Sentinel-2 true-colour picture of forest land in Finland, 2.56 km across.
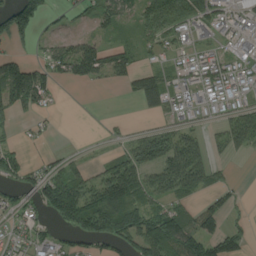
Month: August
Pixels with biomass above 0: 60%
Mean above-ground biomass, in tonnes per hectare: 69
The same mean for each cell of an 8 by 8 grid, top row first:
135 35 27 55 64 98 94 79
32 42 89 55 34 65 40 47
172 75 59 43 96 45 82 60
62 33 0 2 33 71 39 61
30 15 14 18 103 99 46 55
81 104 78 113 86 129 74 3
73 91 152 134 93 64 76 19
49 91 68 100 118 146 113 64
